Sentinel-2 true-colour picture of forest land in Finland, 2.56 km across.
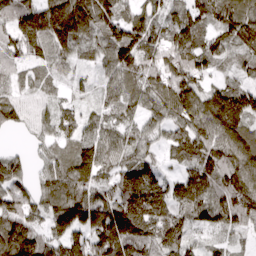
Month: March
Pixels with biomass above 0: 92%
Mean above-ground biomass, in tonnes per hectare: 102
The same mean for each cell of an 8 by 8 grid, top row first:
116 181 155 115 90 71 93 138
102 120 74 123 122 111 94 86
50 56 32 76 98 134 64 54
94 69 56 65 73 114 137 142
10 64 112 92 64 90 115 135
97 82 138 83 123 55 125 134
121 96 157 144 149 96 111 122
209 100 107 179 122 117 36 29
